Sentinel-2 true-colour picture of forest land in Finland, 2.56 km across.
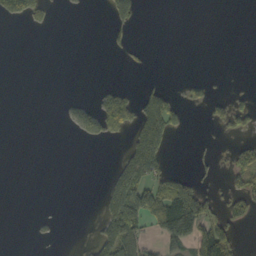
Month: October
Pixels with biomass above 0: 20%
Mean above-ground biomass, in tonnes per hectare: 30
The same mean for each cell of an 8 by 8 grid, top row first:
49 23 1 48 7 0 0 0
0 0 0 10 6 0 0 0
0 0 0 3 7 2 16 0
0 0 34 158 100 65 19 45
0 0 5 10 143 7 3 29
0 0 0 47 106 59 12 53
0 0 0 94 123 151 67 48
0 5 2 107 41 80 121 26
